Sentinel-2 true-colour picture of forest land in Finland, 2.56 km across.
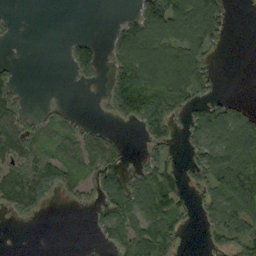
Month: September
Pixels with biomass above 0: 54%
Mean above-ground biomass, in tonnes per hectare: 48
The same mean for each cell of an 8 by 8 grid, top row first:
4 0 0 2 80 110 90 0
1 0 53 43 121 103 54 0
24 0 21 59 108 125 47 0
30 16 5 38 96 57 69 52
54 38 42 36 29 18 75 112
56 77 47 66 66 51 69 141
45 15 12 63 94 59 34 92
0 0 1 48 95 40 16 63
